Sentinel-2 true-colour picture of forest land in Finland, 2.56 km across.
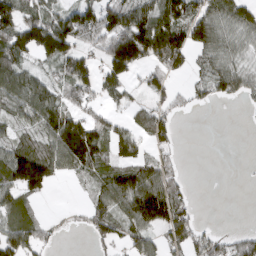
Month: March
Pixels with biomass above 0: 64%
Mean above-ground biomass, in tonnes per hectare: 60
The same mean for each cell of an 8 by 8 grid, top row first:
91 78 108 93 94 75 73 85
95 70 58 119 140 114 74 42
96 46 102 61 28 24 50 63
54 90 55 28 35 33 5 3
54 80 186 73 40 33 0 0
117 89 48 69 94 44 0 0
64 4 12 76 133 91 0 0
80 31 1 49 60 55 45 43
